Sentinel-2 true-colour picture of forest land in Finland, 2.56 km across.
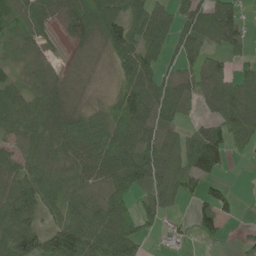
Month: June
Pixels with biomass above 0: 77%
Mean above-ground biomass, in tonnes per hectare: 67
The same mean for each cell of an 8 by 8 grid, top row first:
44 63 109 82 71 61 104 48
25 23 35 77 86 53 50 32
34 48 22 20 97 71 71 67
77 81 42 69 112 74 30 97
53 70 97 110 92 72 116 31
73 81 72 98 90 81 60 1
118 67 82 83 52 24 70 16
143 78 127 108 50 33 27 13
